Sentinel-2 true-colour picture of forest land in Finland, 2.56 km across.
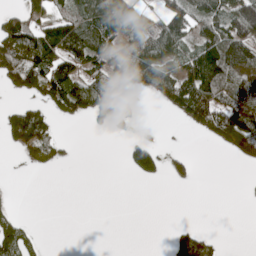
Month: May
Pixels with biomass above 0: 45%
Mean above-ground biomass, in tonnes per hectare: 53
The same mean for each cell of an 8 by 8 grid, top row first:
54 66 78 131 75 115 107 126
124 105 106 73 104 76 98 110
75 109 83 81 98 106 124 104
51 49 57 88 5 50 117 121
46 82 1 0 40 2 16 74
1 2 0 0 34 24 0 1
11 0 0 0 0 0 0 0
72 4 0 0 0 40 44 0
